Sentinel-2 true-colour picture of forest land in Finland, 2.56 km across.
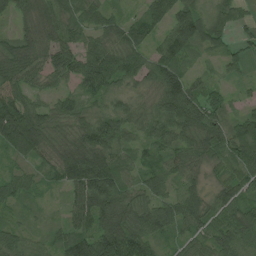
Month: July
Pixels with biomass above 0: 93%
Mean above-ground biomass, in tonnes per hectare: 74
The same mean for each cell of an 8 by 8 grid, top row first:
57 64 77 46 55 79 68 41
81 77 79 75 67 103 50 28
81 46 72 75 64 110 40 19
130 65 54 64 49 115 94 43
108 80 81 83 47 60 88 118
63 41 134 122 66 62 41 81
35 15 77 128 91 90 60 93
93 39 102 154 93 44 62 116
